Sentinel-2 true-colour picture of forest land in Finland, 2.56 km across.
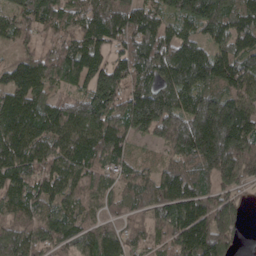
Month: April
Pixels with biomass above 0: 93%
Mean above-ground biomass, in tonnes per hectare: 127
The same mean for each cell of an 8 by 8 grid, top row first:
74 121 101 156 127 110 192 133
52 79 132 98 142 142 93 112
121 137 140 164 106 159 147 139
160 125 134 134 205 178 230 153
153 116 129 134 45 178 266 223
135 119 117 71 67 114 137 162
111 88 84 57 75 134 165 78
150 115 98 90 59 130 190 51
